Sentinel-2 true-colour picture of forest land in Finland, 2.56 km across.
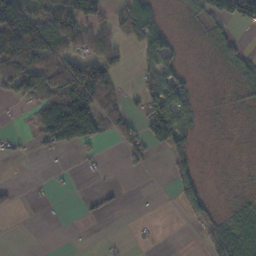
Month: November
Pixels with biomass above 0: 42%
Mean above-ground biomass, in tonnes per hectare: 39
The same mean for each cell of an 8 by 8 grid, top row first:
94 75 100 29 51 4 41 67
107 87 56 52 37 37 9 28
102 92 110 52 31 55 1 29
4 89 166 52 46 110 3 5
9 44 86 19 64 80 1 2
0 3 4 1 5 59 4 3
11 1 5 10 0 15 47 29
0 0 0 3 5 0 50 98
